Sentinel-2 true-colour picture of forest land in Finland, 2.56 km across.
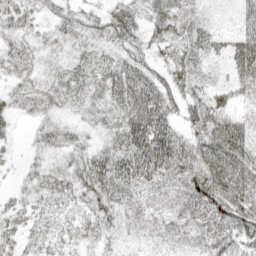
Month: April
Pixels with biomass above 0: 91%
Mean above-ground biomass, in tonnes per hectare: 42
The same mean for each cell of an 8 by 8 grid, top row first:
42 24 28 41 37 44 12 31
31 21 21 31 32 52 49 60
29 27 22 49 55 59 39 44
27 33 27 40 82 40 78 43
9 32 28 34 71 56 81 89
12 37 48 62 52 49 100 90
29 30 27 42 31 36 73 84
33 35 26 19 14 24 43 50
